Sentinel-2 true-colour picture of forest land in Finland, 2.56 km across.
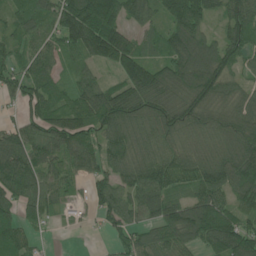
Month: June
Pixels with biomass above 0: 87%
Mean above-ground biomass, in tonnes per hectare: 96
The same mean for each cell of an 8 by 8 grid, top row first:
69 95 191 130 79 132 78 116
52 87 127 171 54 128 107 96
79 90 59 44 148 135 142 56
31 106 113 165 107 109 95 104
103 101 112 90 74 78 68 121
146 87 58 87 109 94 110 127
81 73 27 107 101 100 139 74
91 8 3 46 91 103 106 127
